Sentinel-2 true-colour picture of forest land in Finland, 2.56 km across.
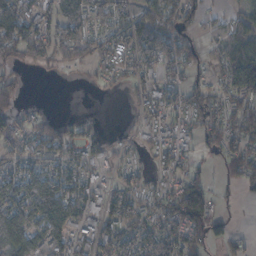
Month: November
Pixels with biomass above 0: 68%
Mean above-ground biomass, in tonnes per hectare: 60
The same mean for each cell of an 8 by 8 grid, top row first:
100 69 70 103 79 83 33 46
69 68 57 81 96 81 24 85
18 4 7 31 59 53 39 108
36 7 6 0 52 75 79 55
42 57 72 33 40 73 43 54
75 90 79 28 45 73 32 52
84 91 99 66 58 112 82 8
79 77 56 77 74 99 65 23
